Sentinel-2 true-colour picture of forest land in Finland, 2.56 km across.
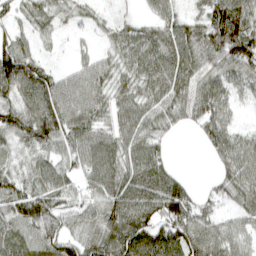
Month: April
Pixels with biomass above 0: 88%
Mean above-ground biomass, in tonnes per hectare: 73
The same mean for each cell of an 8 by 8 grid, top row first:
47 54 36 25 24 46 86 101
84 17 17 44 88 94 98 119
129 86 69 60 77 100 73 59
81 130 95 58 70 59 94 32
47 76 88 76 83 8 50 59
55 71 64 94 99 49 12 80
65 97 66 101 110 125 55 51
62 79 62 98 128 137 98 59
